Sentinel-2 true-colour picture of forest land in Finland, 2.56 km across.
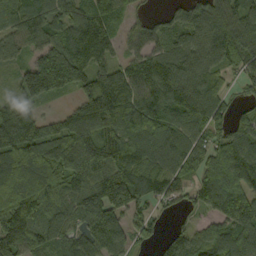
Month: September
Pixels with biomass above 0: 88%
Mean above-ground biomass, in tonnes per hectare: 106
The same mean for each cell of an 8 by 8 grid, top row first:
91 110 96 69 34 54 126 99
83 114 123 68 83 82 119 132
58 192 110 59 118 125 103 48
118 29 117 132 137 115 125 40
169 130 177 117 142 126 82 95
100 100 161 161 166 72 80 123
152 122 142 180 68 34 54 130
154 99 103 121 50 61 99 122
